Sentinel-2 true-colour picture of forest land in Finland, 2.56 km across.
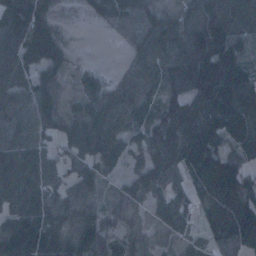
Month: January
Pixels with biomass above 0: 87%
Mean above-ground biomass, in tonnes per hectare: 79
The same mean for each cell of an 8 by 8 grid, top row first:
91 57 8 67 84 71 90 92
82 106 3 4 64 111 111 97
63 47 31 19 66 94 174 154
64 69 56 76 73 108 133 162
77 47 79 83 62 113 132 107
98 74 73 32 63 63 143 104
81 95 80 25 29 54 72 133
153 128 111 30 30 31 40 84
